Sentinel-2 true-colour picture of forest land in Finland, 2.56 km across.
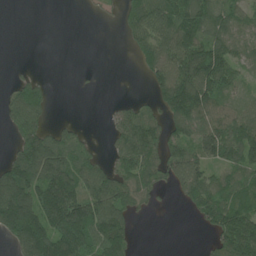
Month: June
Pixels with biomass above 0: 62%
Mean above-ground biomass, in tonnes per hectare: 83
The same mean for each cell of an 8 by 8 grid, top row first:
0 0 1 9 114 150 131 73
0 0 0 0 83 145 137 66
24 13 3 0 23 187 178 51
92 38 0 24 53 125 106 66
76 130 58 38 149 86 118 171
148 169 129 92 91 90 67 62
227 186 176 144 27 6 96 93
101 177 164 145 0 0 22 165
